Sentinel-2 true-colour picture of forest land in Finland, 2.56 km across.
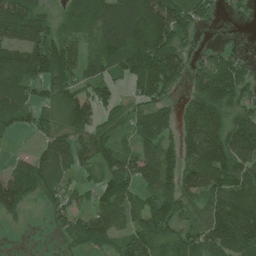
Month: July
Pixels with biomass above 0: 79%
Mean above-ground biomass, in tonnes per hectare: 101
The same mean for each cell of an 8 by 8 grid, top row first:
171 65 69 139 190 156 47 14
123 149 71 138 194 127 22 12
132 121 83 63 145 97 150 122
97 61 121 73 87 72 171 100
4 76 98 79 91 83 180 162
88 87 39 113 116 108 148 138
75 39 57 119 96 102 92 169
4 7 70 82 141 107 138 171
